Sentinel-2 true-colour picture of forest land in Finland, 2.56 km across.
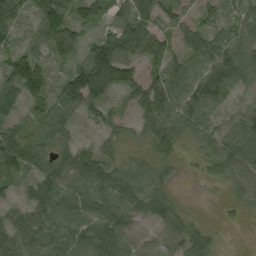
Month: September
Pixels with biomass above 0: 85%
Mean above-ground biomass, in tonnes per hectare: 48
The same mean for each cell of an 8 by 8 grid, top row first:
35 111 46 49 60 44 24 34
32 63 38 89 52 30 49 65
89 61 91 66 40 68 64 49
42 63 56 23 41 61 48 33
72 49 30 32 23 38 41 75
43 49 72 51 52 13 22 49
22 62 51 63 52 30 1 21
54 60 62 67 30 53 27 0
